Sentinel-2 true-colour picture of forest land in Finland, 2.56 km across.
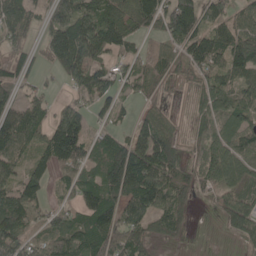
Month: May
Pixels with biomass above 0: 80%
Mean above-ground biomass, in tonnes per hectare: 83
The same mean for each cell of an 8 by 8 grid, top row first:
105 57 114 112 140 175 79 62
54 80 140 78 36 72 117 107
73 15 88 72 59 49 83 89
76 49 62 52 33 17 79 89
110 94 116 81 115 71 99 81
68 59 77 114 157 86 81 78
117 56 83 115 126 82 15 130
100 97 111 117 73 30 0 57
